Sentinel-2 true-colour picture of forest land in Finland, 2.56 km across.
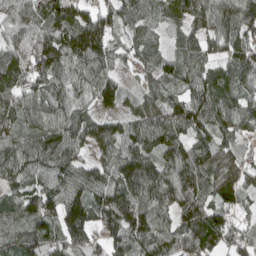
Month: April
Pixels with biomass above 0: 92%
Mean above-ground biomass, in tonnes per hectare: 90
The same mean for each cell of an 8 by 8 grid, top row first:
74 112 98 91 77 56 104 134
81 124 134 78 76 38 73 70
91 119 77 68 33 71 83 73
89 95 63 51 68 88 124 90
74 104 77 91 93 110 75 46
79 99 105 109 142 118 83 60
94 104 144 147 109 95 92 60
98 82 98 97 107 99 102 68
